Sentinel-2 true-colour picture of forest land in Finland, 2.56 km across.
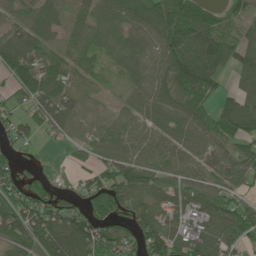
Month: June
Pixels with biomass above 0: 84%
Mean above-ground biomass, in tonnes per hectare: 79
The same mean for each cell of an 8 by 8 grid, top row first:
49 59 43 82 81 137 98 54
108 63 59 56 60 125 114 76
85 108 53 13 69 126 109 58
39 90 65 31 70 90 79 143
47 15 48 73 65 81 91 63
63 33 37 86 85 63 71 79
89 106 63 127 94 76 90 67
76 102 113 113 110 115 132 83
